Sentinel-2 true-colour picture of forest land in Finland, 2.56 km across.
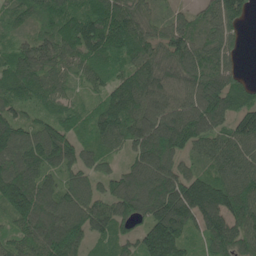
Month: May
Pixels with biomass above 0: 92%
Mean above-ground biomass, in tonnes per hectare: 116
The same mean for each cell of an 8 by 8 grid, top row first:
49 75 110 148 87 54 89 93
78 134 123 150 126 132 117 47
129 101 56 87 146 114 155 62
81 72 53 153 131 130 163 102
148 159 90 93 149 156 98 122
164 93 91 84 145 122 89 121
145 146 131 108 129 172 163 140
86 176 111 88 125 163 109 139
